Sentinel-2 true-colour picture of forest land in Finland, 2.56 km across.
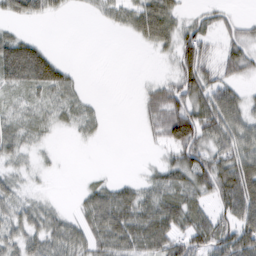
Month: February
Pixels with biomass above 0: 65%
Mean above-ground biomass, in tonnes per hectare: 39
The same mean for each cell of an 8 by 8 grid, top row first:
30 20 3 25 68 39 24 16
75 23 0 0 12 56 37 50
51 70 10 0 7 53 55 31
22 20 29 1 25 88 86 56
35 7 6 0 5 71 54 64
17 5 1 6 15 52 78 99
38 18 26 81 57 64 34 88
41 52 47 66 72 61 67 94
